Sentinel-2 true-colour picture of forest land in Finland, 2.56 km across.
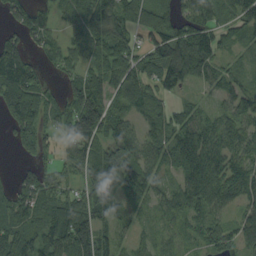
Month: September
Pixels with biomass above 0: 82%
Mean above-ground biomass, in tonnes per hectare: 85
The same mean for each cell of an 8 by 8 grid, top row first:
64 51 106 131 89 94 86 100
101 63 92 105 69 138 124 30
152 41 76 96 92 96 58 51
152 104 163 87 67 59 39 101
60 65 118 85 82 85 104 80
40 69 63 84 83 45 125 111
65 94 112 65 39 82 97 70
102 101 166 80 34 41 63 60
